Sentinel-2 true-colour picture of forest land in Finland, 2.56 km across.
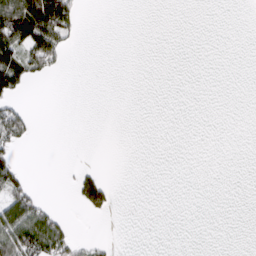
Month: March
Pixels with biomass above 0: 15%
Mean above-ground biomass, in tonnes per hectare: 22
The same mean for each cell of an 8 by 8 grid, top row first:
182 206 30 0 0 0 0 0
107 122 3 0 0 0 0 0
106 11 0 0 0 0 0 0
61 0 0 0 0 0 0 0
42 0 0 0 0 0 0 0
65 0 44 3 0 0 0 0
100 28 30 33 0 0 0 0
97 99 17 4 0 0 0 0
